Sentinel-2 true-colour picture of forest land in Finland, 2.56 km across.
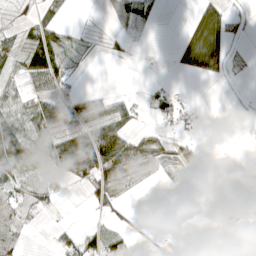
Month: April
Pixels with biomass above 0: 44%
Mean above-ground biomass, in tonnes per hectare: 25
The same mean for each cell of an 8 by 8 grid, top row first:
14 27 0 28 34 0 64 18
40 34 14 7 1 18 100 9
25 50 8 0 2 4 22 5
43 65 56 54 16 53 6 2
63 40 114 102 33 23 2 0
47 31 54 57 7 6 6 1
27 22 2 26 1 0 3 6
14 5 59 30 7 3 0 5
